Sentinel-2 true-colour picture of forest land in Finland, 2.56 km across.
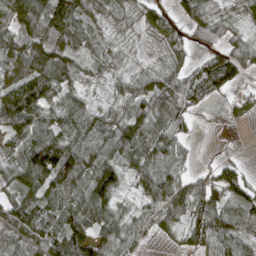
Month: April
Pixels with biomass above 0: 86%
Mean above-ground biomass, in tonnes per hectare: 66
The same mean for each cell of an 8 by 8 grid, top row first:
114 122 87 30 36 44 70 35
81 103 57 34 8 39 61 69
61 88 42 32 46 76 105 47
124 72 82 48 79 74 15 23
63 116 91 85 83 59 2 0
61 105 86 79 57 67 43 62
99 95 79 66 45 90 92 69
57 74 88 74 32 22 102 90
